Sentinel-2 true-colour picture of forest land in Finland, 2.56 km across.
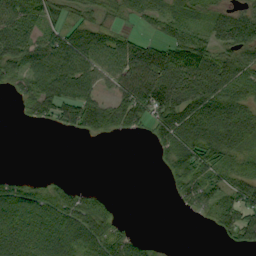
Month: September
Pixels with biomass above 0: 66%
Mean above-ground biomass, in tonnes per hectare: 53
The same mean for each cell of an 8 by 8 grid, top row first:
77 50 25 22 36 39 34 63
90 79 95 64 67 74 64 79
46 103 96 52 120 85 76 62
5 53 101 67 86 97 94 76
0 0 0 1 2 82 108 60
12 9 0 0 0 55 74 54
80 66 62 17 0 8 50 92
79 80 78 76 18 0 0 47
